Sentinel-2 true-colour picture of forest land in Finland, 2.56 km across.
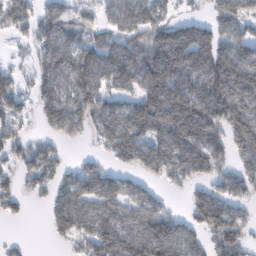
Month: February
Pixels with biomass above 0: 72%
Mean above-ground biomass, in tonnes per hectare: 98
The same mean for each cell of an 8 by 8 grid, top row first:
97 52 51 55 104 47 49 86
14 77 100 90 120 234 164 111
29 96 143 96 158 150 178 187
61 99 113 98 189 222 186 139
68 46 19 100 136 186 174 108
49 84 86 59 50 81 80 102
32 41 94 81 106 19 154 68
13 11 62 130 135 131 72 105
